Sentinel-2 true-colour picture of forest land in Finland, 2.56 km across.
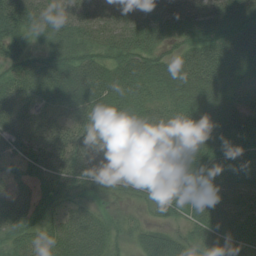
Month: July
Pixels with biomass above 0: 96%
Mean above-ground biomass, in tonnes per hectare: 70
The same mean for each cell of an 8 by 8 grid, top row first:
100 74 91 86 88 78 76 69
57 50 59 60 55 38 76 86
67 112 112 83 72 86 83 75
55 42 73 70 49 57 70 92
59 77 96 78 75 66 75 88
41 55 74 92 78 78 81 94
67 42 33 18 23 59 84 94
52 61 75 47 50 49 67 93
